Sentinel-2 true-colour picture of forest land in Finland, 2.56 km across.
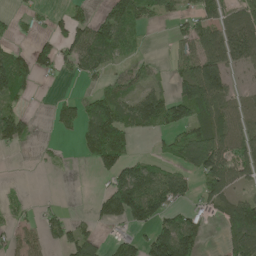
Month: May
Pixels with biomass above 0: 54%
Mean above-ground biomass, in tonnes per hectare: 64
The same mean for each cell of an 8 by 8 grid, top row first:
25 25 33 79 59 34 59 61
35 68 104 91 17 30 106 111
110 12 30 40 41 55 174 11
61 12 80 125 128 122 86 49
46 8 41 145 0 67 125 73
0 2 0 77 119 82 106 58
27 18 1 124 148 64 44 107
40 40 83 30 59 187 22 108
